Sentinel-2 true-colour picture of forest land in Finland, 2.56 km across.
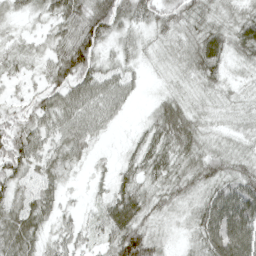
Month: April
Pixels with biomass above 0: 89%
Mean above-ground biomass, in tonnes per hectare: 45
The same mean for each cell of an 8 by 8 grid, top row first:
25 36 72 76 45 46 43 42
24 31 86 26 26 34 72 51
21 39 72 45 13 22 43 23
32 56 58 38 8 55 30 31
65 41 53 5 35 60 33 28
50 37 9 25 46 48 56 56
47 45 13 56 55 35 75 106
69 30 31 55 66 13 82 106
